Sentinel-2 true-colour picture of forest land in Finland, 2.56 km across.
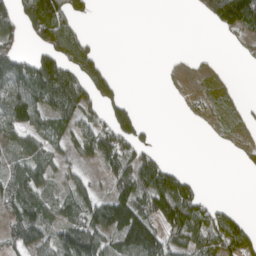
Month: April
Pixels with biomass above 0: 54%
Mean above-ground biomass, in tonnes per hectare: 63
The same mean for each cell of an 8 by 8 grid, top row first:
89 241 33 0 0 0 54 166
52 97 82 0 0 0 1 12
154 183 95 49 0 7 11 2
109 84 81 71 8 2 20 14
65 65 69 103 55 0 4 19
84 56 39 82 119 79 0 2
77 68 85 148 94 151 57 12
61 65 164 90 173 64 81 96
